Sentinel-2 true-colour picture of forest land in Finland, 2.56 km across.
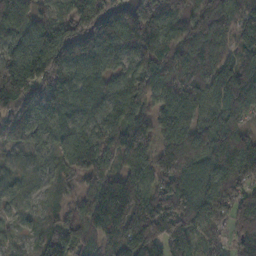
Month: November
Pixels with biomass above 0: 92%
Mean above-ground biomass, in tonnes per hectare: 117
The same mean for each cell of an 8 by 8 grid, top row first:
98 67 125 148 173 114 189 88
113 201 164 117 133 105 127 77
188 150 102 77 108 116 142 130
154 113 97 100 81 135 90 119
62 67 115 108 138 112 115 146
50 53 79 108 102 214 110 110
52 29 77 210 151 238 140 97
23 88 125 127 201 172 71 74
